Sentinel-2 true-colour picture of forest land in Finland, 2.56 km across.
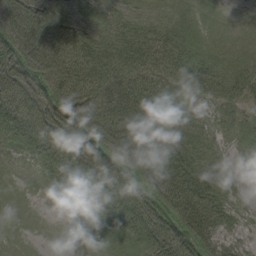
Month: August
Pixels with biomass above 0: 89%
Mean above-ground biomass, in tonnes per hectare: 39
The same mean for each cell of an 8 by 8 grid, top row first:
74 69 33 27 23 20 8 1
80 66 64 51 55 43 26 21
78 75 62 56 47 46 50 38
59 63 67 67 51 22 12 20
17 35 58 68 67 43 22 15
7 13 44 53 69 63 38 7
5 0 10 26 50 68 58 17
4 0 1 15 31 58 49 16
